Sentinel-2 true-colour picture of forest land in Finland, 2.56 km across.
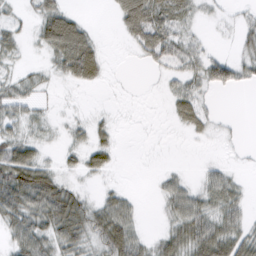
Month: February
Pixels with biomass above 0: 59%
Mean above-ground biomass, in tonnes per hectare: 28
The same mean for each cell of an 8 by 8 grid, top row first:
12 48 14 13 73 35 7 8
21 37 73 0 42 45 12 16
21 9 38 2 0 23 38 26
26 9 3 4 0 25 19 0
50 9 17 21 0 0 4 4
81 47 16 8 2 18 23 12
69 71 53 47 5 38 34 36
42 43 42 64 23 47 73 68
